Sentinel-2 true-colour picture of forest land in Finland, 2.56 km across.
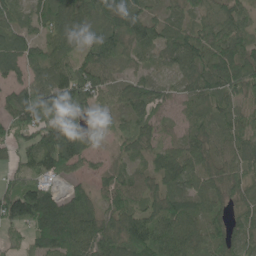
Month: June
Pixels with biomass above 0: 89%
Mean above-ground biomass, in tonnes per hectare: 75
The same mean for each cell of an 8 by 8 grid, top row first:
62 82 106 121 85 44 74 70
81 71 70 84 67 95 87 87
46 92 112 46 46 42 80 108
89 156 103 47 54 26 54 44
53 131 102 14 52 44 67 53
40 67 34 45 50 76 64 53
153 154 105 51 61 88 67 48
27 115 106 93 105 100 65 56
